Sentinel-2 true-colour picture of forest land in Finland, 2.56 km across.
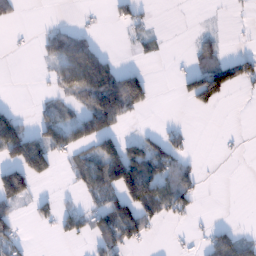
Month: January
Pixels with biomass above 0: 36%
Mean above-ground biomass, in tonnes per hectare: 40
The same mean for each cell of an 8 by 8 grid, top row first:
15 0 3 13 17 0 1 4
2 40 83 3 17 0 29 2
0 27 114 107 76 13 128 69
21 25 54 143 30 0 21 0
122 88 79 13 61 37 0 2
108 46 57 96 150 74 2 0
36 24 35 83 88 57 0 0
39 2 24 72 28 3 36 55
